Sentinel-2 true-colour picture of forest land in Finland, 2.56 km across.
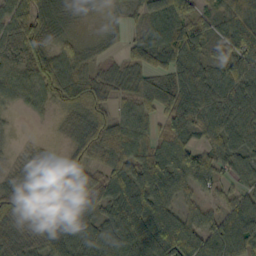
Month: October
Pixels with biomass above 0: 89%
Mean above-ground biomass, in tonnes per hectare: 75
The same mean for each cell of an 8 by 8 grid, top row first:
86 72 14 17 50 107 44 86
101 87 32 17 69 88 56 87
70 114 95 54 59 93 65 90
19 26 101 57 56 94 91 75
7 10 75 87 59 72 56 70
39 83 116 84 97 87 74 48
131 119 88 78 110 58 34 87
105 117 69 100 122 116 90 139
